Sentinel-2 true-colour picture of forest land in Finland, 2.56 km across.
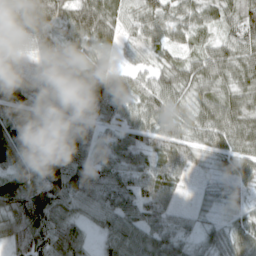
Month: April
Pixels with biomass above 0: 94%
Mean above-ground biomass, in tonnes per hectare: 64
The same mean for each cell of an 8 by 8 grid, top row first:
116 98 96 64 51 46 39 61
49 70 78 33 40 45 36 50
85 90 105 74 36 63 57 53
95 75 86 67 63 44 61 64
120 109 70 50 64 73 45 60
72 104 83 69 68 53 18 44
84 88 56 69 72 35 24 28
73 81 52 51 60 57 41 64
